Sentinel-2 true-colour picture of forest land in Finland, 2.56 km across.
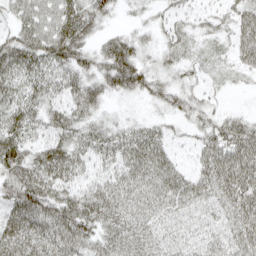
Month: April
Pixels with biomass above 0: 85%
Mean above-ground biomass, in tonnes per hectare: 39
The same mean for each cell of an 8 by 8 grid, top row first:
35 56 64 19 11 21 18 39
59 66 55 49 25 27 16 39
49 42 41 50 45 24 13 11
55 37 43 9 6 32 25 13
60 47 42 38 50 13 34 54
67 55 31 34 45 36 39 54
61 58 59 46 37 29 23 47
59 54 58 44 39 23 26 39
